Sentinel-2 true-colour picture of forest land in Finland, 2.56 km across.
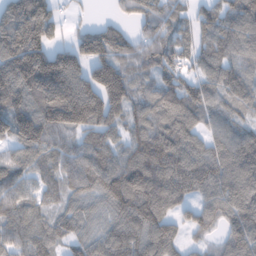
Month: February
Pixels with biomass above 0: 89%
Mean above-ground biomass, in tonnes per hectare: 118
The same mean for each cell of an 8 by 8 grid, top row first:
219 149 21 35 83 71 85 121
224 145 135 149 90 96 86 90
195 229 175 187 70 96 97 109
167 175 205 142 90 128 103 76
109 128 97 95 106 125 87 128
112 91 116 155 158 145 136 136
113 68 79 116 169 68 81 135
103 94 78 117 125 77 34 120
